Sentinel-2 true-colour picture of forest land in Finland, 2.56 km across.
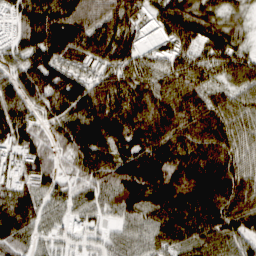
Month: March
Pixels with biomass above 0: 93%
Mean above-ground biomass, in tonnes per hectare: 92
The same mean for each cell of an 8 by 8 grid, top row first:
80 125 125 107 51 104 76 39
62 132 113 110 42 64 79 57
84 128 96 95 86 90 54 67
110 81 120 130 132 113 106 71
91 57 111 115 138 115 110 67
64 81 67 105 161 128 141 100
140 56 58 59 105 136 136 112
98 37 35 42 61 78 86 78
